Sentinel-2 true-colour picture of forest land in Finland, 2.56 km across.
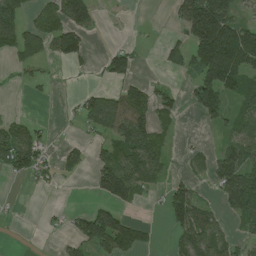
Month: June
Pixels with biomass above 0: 48%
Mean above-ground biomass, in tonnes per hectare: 63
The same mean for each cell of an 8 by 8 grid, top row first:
61 75 113 1 0 41 237 66
69 60 81 28 5 68 240 199
10 16 4 50 32 10 120 96
7 0 50 124 87 46 76 64
108 28 27 74 118 13 12 87
46 33 22 153 95 23 49 166
3 6 14 83 7 109 49 96
2 3 82 135 48 46 104 37
